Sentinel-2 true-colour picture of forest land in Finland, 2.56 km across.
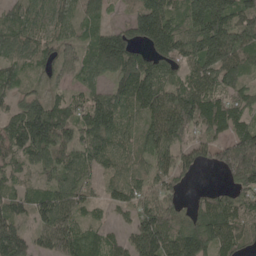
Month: May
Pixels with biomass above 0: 89%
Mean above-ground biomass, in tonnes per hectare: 92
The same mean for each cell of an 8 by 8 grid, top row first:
61 63 50 21 140 102 201 130
86 64 45 131 86 135 184 169
56 32 43 61 158 76 110 85
70 117 65 118 121 168 143 96
98 117 75 97 88 85 67 158
39 43 66 70 72 86 2 113
60 96 70 52 112 76 112 95
98 66 94 52 138 113 127 83
